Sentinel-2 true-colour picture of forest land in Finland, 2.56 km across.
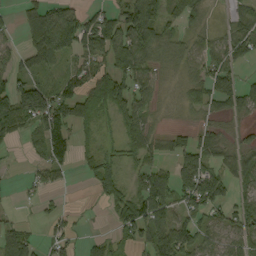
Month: September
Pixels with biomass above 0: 67%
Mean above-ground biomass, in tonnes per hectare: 59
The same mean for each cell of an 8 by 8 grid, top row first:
21 115 74 52 114 65 21 41
35 146 79 81 85 37 52 79
75 43 65 94 68 25 72 36
109 122 72 52 62 16 36 43
24 106 27 14 83 39 65 33
4 47 11 52 71 78 102 50
10 19 5 42 110 62 83 67
86 43 20 30 70 112 46 64
